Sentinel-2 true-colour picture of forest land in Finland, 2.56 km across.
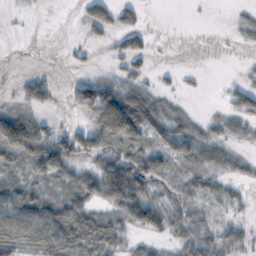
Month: October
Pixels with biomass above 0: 61%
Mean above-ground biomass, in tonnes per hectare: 40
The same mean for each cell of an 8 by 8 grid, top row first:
2 0 18 57 19 0 1 10
0 0 10 19 35 0 0 4
8 23 40 42 27 8 2 13
51 17 48 165 79 22 7 39
121 90 51 61 66 27 40 16
39 73 50 92 82 33 47 19
101 71 72 46 86 42 27 17
73 84 70 48 19 39 42 32
